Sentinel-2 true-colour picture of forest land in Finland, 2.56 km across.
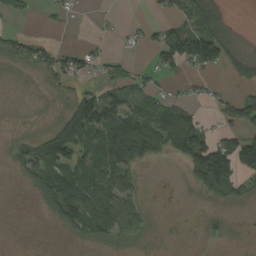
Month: August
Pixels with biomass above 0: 54%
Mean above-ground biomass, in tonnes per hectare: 45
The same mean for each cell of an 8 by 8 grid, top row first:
24 10 6 5 4 43 77 1
48 46 25 6 26 115 167 24
4 32 32 41 31 14 14 37
2 6 129 89 65 70 12 76
35 108 117 87 78 89 103 92
26 115 84 74 10 1 138 76
0 45 124 87 24 0 9 13
0 0 22 41 15 1 13 2
